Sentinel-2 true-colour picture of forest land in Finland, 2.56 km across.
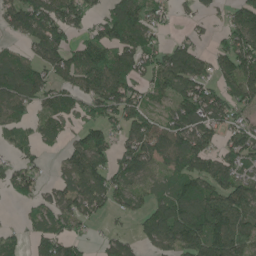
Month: June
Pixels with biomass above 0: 73%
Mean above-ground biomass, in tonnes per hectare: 89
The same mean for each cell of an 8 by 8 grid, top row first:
131 136 92 94 101 28 36 97
35 130 70 92 115 71 33 122
138 92 88 143 83 120 74 150
80 60 63 102 98 94 129 71
44 30 82 74 131 122 90 99
65 22 127 112 95 88 97 94
12 72 86 58 55 126 164 144
35 94 51 55 53 111 136 126
